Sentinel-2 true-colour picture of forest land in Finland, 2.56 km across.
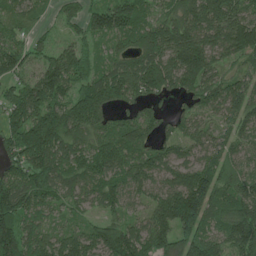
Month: June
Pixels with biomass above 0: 93%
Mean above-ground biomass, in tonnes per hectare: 118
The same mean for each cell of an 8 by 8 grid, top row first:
68 29 71 147 85 119 169 130
85 59 82 55 125 173 138 158
92 166 127 154 179 122 101 72
134 187 181 89 62 43 62 100
138 214 106 129 94 72 71 78
98 171 118 110 100 101 134 99
172 82 53 70 62 233 158 155
199 106 112 144 128 148 160 194
